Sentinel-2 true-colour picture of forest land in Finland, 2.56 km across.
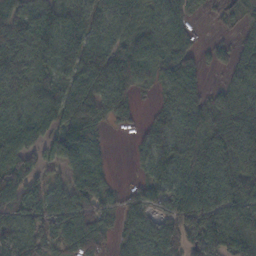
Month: November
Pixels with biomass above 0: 85%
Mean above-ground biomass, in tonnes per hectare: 86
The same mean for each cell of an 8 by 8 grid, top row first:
78 105 102 79 70 64 11 47
111 125 118 103 102 90 24 80
109 67 92 133 63 101 20 64
75 101 128 84 13 101 104 75
140 91 112 9 53 95 122 89
132 51 95 21 51 111 111 94
114 115 105 57 73 87 91 83
126 85 116 45 87 64 110 102
